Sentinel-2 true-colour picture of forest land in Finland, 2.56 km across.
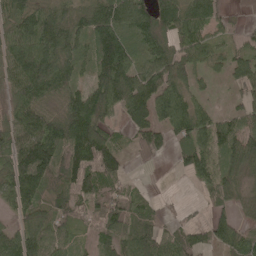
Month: May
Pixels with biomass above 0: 81%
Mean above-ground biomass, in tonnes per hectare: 79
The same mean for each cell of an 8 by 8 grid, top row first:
88 93 83 113 97 112 78 25
90 116 70 157 93 85 64 52
81 125 48 135 87 75 27 59
67 70 128 63 89 103 42 50
88 164 146 67 58 46 108 126
117 114 111 76 4 10 78 66
67 63 45 102 60 8 32 34
92 85 26 66 87 71 56 91
